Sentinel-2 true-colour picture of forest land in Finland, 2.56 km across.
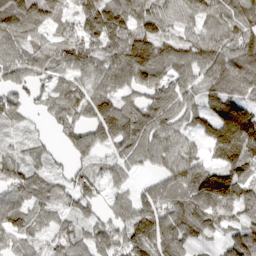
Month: March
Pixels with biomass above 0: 88%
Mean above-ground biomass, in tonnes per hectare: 81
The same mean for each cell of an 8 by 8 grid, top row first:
111 85 96 133 92 59 80 88
93 73 98 94 113 70 86 95
79 52 67 98 85 66 80 104
65 46 75 114 72 73 66 125
23 28 74 80 86 67 89 165
73 53 63 47 24 84 115 110
87 71 59 57 95 86 105 88
60 55 66 82 128 94 31 109
